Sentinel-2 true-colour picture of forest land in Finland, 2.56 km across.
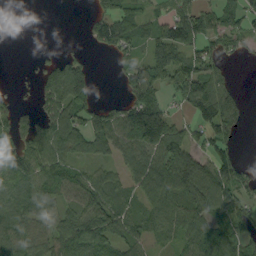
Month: September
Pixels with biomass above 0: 70%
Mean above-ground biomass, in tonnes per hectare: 68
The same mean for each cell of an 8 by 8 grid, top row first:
0 0 4 83 54 104 67 72
0 5 6 57 49 132 60 37
2 66 107 5 119 90 104 7
48 67 87 62 172 30 92 55
73 110 83 86 121 102 55 20
47 81 58 51 92 104 120 78
58 56 80 95 48 74 85 91
80 65 105 71 48 47 106 92
